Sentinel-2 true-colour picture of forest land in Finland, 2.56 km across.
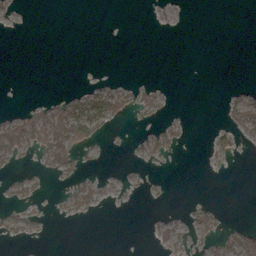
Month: March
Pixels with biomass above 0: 19%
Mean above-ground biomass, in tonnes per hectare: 6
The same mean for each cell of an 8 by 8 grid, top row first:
2 0 0 0 0 2 0 0
0 0 0 0 0 0 0 0
0 0 0 2 2 0 0 0
6 26 22 26 11 1 0 17
39 40 31 1 6 8 5 6
6 8 9 2 2 0 0 0
6 1 13 1 1 1 10 0
4 0 0 0 1 10 11 28
